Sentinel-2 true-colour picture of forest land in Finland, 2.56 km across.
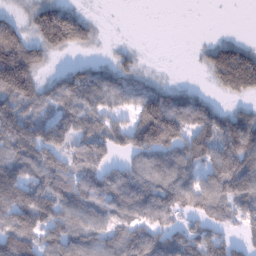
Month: January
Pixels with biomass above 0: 76%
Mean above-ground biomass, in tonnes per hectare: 96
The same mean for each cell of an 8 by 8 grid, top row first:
29 129 66 0 0 0 0 0
176 95 49 12 4 0 45 76
267 48 104 78 43 8 30 159
153 94 97 61 136 130 85 64
133 163 100 90 149 126 141 172
136 136 134 91 103 131 101 184
175 152 134 106 128 102 103 86
160 105 101 105 95 97 98 38
